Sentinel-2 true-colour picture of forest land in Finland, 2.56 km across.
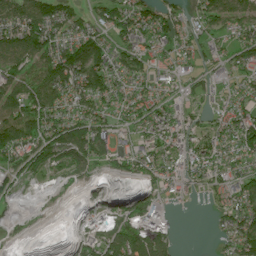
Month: July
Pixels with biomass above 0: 73%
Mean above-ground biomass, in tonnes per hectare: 72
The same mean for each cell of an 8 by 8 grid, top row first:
121 125 53 84 74 53 86 109
117 94 131 74 64 58 45 79
98 134 131 75 55 43 44 58
131 105 78 58 74 65 30 67
129 109 128 78 72 90 77 78
47 29 48 26 57 82 69 66
15 7 21 40 81 15 15 88
14 0 61 118 145 37 3 117
